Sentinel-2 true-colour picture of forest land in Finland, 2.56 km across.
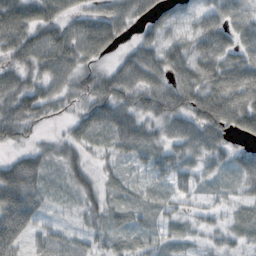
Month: October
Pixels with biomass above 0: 89%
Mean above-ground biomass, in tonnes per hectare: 61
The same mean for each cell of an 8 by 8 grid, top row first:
85 81 54 75 49 37 53 56
85 112 100 45 65 64 83 68
61 75 61 72 84 81 107 123
96 47 57 92 63 82 133 121
37 25 53 47 64 59 78 27
112 44 54 26 26 55 32 57
146 25 33 32 24 22 22 34
80 33 25 32 28 34 22 35
